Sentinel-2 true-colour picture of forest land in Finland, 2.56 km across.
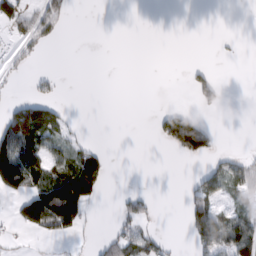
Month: February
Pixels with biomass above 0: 29%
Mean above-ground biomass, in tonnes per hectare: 30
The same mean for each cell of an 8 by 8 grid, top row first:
63 53 0 0 0 0 0 0
18 10 0 0 0 0 0 3
7 17 0 0 0 0 36 0
73 67 1 0 0 43 8 0
121 55 29 1 0 57 49 1
114 89 129 10 0 0 54 59
35 159 104 3 33 0 78 33
5 15 8 42 54 3 104 90
